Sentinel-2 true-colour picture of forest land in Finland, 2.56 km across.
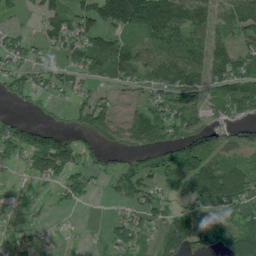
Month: June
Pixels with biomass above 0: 67%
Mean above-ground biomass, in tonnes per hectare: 74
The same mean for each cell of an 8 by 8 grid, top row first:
23 83 97 159 217 157 91 91
65 54 101 109 72 84 82 69
64 57 39 48 56 131 84 109
16 21 63 57 81 100 71 81
96 126 47 56 98 99 86 71
10 89 65 47 80 101 169 116
18 12 20 14 64 40 79 74
27 10 4 58 60 108 68 105
